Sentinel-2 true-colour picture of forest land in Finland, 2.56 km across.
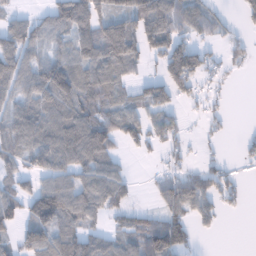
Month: January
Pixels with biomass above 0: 66%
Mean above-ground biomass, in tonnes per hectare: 65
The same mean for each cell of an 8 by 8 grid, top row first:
33 57 139 99 110 86 51 25
96 53 96 146 83 107 32 24
82 100 74 70 33 117 33 4
71 75 82 67 62 37 30 0
74 89 118 67 47 38 13 16
58 76 78 78 4 53 59 21
72 157 101 69 22 78 55 17
54 94 88 55 104 117 2 0
